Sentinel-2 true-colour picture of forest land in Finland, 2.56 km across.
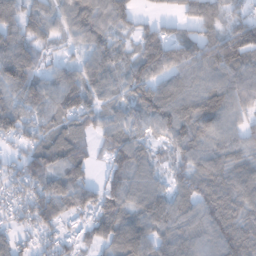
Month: January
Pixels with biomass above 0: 87%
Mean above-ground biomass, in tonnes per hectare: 80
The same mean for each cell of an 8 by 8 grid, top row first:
88 69 130 107 24 46 79 59
106 34 36 83 101 82 99 140
123 63 77 63 115 88 75 92
110 77 95 53 100 109 122 61
42 91 67 61 52 70 71 68
74 113 82 57 71 44 84 83
65 100 82 105 93 68 83 77
58 42 45 90 118 87 70 102
